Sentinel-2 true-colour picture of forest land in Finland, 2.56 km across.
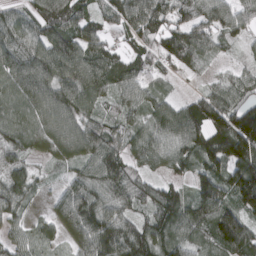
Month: March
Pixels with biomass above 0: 91%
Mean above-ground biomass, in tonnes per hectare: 87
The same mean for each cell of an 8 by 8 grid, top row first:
53 118 74 75 127 68 87 66
104 141 110 56 75 95 64 26
112 145 132 98 77 26 28 57
78 117 95 44 72 86 129 110
77 87 128 83 81 91 116 149
88 21 69 107 54 42 97 128
76 28 122 95 67 112 111 100
51 57 86 134 114 87 67 102
